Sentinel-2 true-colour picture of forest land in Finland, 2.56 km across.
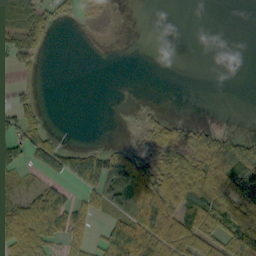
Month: October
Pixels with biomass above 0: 43%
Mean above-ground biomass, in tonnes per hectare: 32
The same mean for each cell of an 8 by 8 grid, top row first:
49 34 18 4 0 0 0 0
59 14 0 0 0 0 0 0
9 0 0 0 0 0 0 0
44 8 0 0 9 1 0 0
61 30 8 8 20 60 59 59
25 7 66 58 65 70 70 92
46 93 40 30 75 70 89 86
66 48 35 53 92 87 64 86
